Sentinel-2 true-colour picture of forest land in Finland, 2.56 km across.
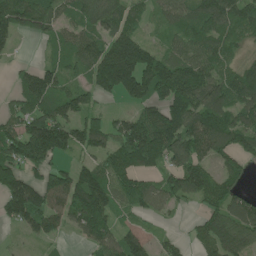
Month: June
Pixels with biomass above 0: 79%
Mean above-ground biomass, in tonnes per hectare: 99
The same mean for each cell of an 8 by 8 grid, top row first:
146 98 89 103 54 90 121 104
30 32 113 150 116 64 107 50
39 95 55 172 188 165 113 118
65 100 80 31 88 165 145 111
132 187 95 89 225 152 140 104
115 88 102 112 83 100 98 61
143 115 152 108 67 34 72 106
8 47 36 90 62 29 102 113
